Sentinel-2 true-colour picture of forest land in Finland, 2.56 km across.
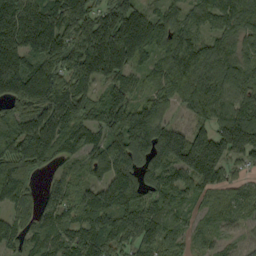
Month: September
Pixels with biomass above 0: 93%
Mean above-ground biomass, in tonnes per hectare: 121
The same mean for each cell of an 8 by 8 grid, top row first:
189 160 122 155 138 103 76 150
159 145 108 237 154 148 92 98
201 185 137 96 63 132 114 94
91 139 134 149 126 49 116 130
148 163 116 120 138 190 202 190
150 41 53 144 120 116 146 36
87 85 103 154 122 86 40 59
84 119 123 154 111 65 44 26
